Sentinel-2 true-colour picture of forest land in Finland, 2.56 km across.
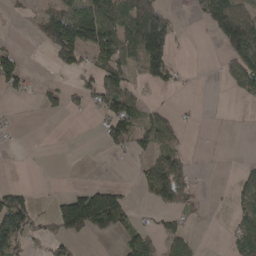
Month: April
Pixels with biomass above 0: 39%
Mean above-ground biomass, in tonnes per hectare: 50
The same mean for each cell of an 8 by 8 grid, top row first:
9 65 124 97 168 17 83 95
20 39 125 93 145 40 0 134
79 10 37 84 40 25 0 85
7 26 18 90 42 15 0 1
2 0 0 42 48 36 1 0
0 0 0 1 51 93 2 20
177 16 176 144 11 59 12 44
136 70 35 16 60 57 0 54
